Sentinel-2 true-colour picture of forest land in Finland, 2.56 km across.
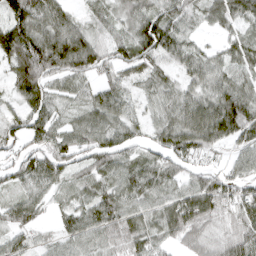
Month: April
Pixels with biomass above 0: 90%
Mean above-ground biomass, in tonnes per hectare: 70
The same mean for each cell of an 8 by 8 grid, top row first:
94 95 40 51 84 80 61 89
114 133 129 73 97 86 30 62
80 80 62 49 51 48 75 64
58 79 56 83 39 77 112 121
63 65 67 80 42 86 73 56
55 75 52 72 73 51 55 56
67 33 66 79 59 92 96 64
51 33 66 61 68 54 61 68
